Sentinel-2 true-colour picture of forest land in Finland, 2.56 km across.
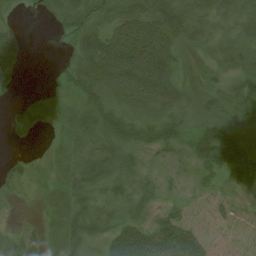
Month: July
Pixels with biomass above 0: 74%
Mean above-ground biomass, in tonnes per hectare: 41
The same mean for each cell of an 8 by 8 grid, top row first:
9 14 42 38 61 78 51 56
44 0 45 99 123 48 18 28
21 2 50 73 120 43 9 18
14 15 44 62 55 49 27 30
2 9 45 65 52 41 78 57
28 20 47 51 26 12 27 57
4 16 39 37 37 19 12 10
29 22 71 63 89 110 35 8
